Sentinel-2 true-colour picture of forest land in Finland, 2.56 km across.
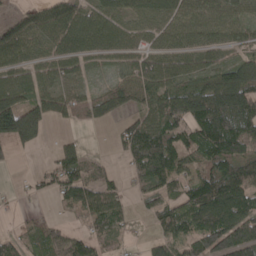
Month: April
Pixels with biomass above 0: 76%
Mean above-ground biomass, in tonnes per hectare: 79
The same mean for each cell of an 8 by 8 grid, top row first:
28 74 80 83 86 89 88 71
85 70 79 73 75 70 76 65
79 74 51 41 96 89 87 118
151 77 59 60 66 119 199 156
72 11 38 17 124 95 128 109
6 52 93 29 82 89 94 111
14 4 91 88 34 81 152 130
41 52 66 54 22 83 128 130
